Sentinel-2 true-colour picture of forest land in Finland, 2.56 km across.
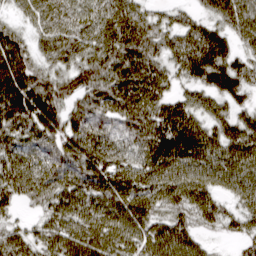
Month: March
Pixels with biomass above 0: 93%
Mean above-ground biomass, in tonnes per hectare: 76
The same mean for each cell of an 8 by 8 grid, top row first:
31 84 76 83 59 37 44 74
85 67 87 95 90 73 100 44
113 75 84 99 95 50 76 69
107 92 73 80 91 81 64 50
72 75 94 78 78 98 86 90
91 80 83 91 89 90 81 84
37 66 85 89 82 70 75 54
63 64 83 73 69 80 22 36
